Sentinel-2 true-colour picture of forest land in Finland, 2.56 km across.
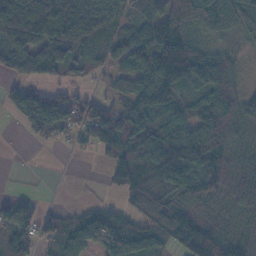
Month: November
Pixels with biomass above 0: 78%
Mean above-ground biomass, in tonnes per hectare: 92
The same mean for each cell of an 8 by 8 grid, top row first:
160 138 116 81 56 154 126 126
130 161 77 64 128 197 75 34
35 62 20 33 104 140 145 49
52 114 81 91 111 86 97 87
0 38 35 130 133 177 124 84
1 2 1 70 155 155 90 112
62 19 31 48 144 100 59 81
84 89 135 146 123 112 154 91
